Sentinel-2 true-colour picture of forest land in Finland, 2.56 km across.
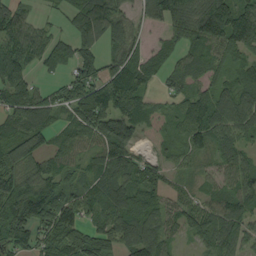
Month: September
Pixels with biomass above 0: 84%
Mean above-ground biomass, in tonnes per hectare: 68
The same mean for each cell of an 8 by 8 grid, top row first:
72 12 81 96 41 109 133 118
70 69 69 51 38 46 71 64
91 24 71 94 72 44 47 70
79 67 67 98 67 48 100 97
82 47 54 108 20 45 62 66
59 41 51 104 70 28 27 76
128 95 41 89 80 47 58 72
79 65 87 66 115 31 63 53
